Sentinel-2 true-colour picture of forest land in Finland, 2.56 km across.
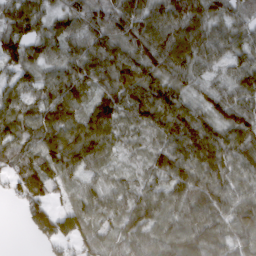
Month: March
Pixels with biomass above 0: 93%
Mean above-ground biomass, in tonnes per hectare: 81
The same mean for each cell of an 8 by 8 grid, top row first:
85 55 67 85 85 96 81 51
93 69 76 98 98 124 82 67
48 59 89 98 115 83 51 79
65 85 66 104 110 118 75 95
72 98 113 62 47 98 122 102
68 81 53 38 49 107 105 86
15 74 58 67 98 103 115 110
0 59 71 47 70 116 127 96
